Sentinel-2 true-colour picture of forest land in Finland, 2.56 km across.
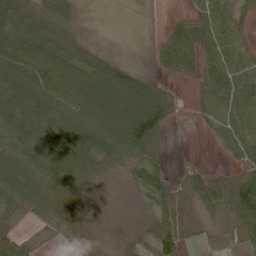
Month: June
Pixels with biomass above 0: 79%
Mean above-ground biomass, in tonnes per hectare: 55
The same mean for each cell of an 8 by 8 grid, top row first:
89 50 11 0 0 11 53 39
98 107 52 7 0 82 67 57
83 97 110 97 51 19 48 68
93 93 93 90 115 39 25 41
108 115 98 97 98 0 4 29
91 92 75 22 58 17 33 40
41 52 54 8 14 70 32 92
39 7 33 9 65 86 20 49
